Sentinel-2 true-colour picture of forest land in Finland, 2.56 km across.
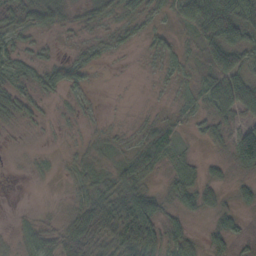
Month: October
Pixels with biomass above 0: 73%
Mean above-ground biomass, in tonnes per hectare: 22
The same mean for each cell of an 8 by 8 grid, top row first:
26 29 10 14 22 22 73 58
19 6 7 10 10 12 38 43
22 26 24 1 1 9 42 51
31 6 10 1 3 8 21 45
3 2 9 11 28 19 10 76
1 4 14 25 35 16 16 10
1 4 27 46 61 20 23 20
6 27 49 48 60 30 17 11
